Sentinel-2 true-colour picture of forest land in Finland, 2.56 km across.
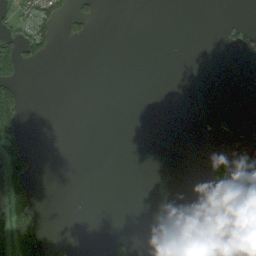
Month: July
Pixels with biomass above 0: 16%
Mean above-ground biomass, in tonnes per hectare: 23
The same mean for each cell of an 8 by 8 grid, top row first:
39 67 42 0 0 0 0 2
64 35 2 0 0 0 0 14
52 0 0 0 0 0 0 0
98 0 0 0 0 0 3 4
74 0 0 0 0 0 4 14
96 0 0 0 0 0 42 173
118 2 0 0 0 0 32 88
148 32 2 26 0 0 132 76
